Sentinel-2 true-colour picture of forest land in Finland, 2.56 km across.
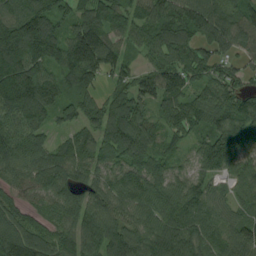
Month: August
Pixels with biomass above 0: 94%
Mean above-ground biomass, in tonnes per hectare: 100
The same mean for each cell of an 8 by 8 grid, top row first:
116 134 72 130 76 107 125 91
145 155 193 100 64 102 86 79
159 102 119 59 102 122 83 63
125 104 80 102 78 84 91 102
103 69 116 119 125 47 95 115
70 108 86 74 107 66 72 66
65 80 116 95 91 103 92 64
147 88 109 124 113 144 101 106
